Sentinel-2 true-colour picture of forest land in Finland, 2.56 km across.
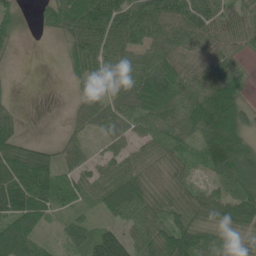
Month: June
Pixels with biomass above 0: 82%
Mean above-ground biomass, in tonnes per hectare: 64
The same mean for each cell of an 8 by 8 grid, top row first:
32 51 88 93 94 80 82 73
15 1 79 67 59 60 53 42
3 0 39 62 94 76 81 62
20 0 32 77 81 75 142 86
65 22 36 39 43 68 119 95
93 85 50 58 49 40 38 91
123 73 29 70 83 59 67 77
117 27 67 114 78 109 55 37
